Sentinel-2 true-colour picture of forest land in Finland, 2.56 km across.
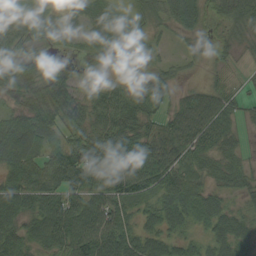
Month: September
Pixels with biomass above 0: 89%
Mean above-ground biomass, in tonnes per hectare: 54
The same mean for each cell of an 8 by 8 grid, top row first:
59 31 38 47 49 69 38 71
57 41 25 68 36 10 19 27
56 65 29 30 34 28 19 14
43 64 51 81 56 50 83 39
90 49 73 108 78 76 57 26
61 73 90 86 87 72 30 37
69 75 71 73 31 66 61 26
69 74 84 73 60 41 42 53
